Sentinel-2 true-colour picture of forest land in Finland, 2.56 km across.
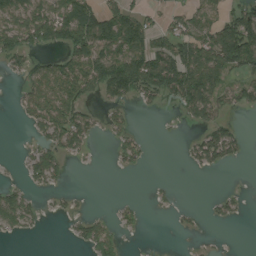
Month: August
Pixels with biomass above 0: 46%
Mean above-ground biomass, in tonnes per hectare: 52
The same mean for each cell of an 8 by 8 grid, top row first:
87 97 109 86 52 46 70 106
75 36 112 94 101 103 130 178
16 100 114 163 133 144 132 54
14 94 66 26 13 22 95 26
2 53 50 22 24 2 102 40
5 66 0 1 3 1 5 0
88 10 9 9 11 13 9 15
7 0 35 48 2 1 4 0
